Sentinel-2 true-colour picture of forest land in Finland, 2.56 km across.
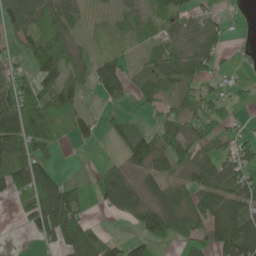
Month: June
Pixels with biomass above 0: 68%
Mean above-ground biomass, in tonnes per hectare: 59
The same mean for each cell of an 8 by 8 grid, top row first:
84 84 29 17 36 65 38 12
35 132 34 15 18 55 72 6
97 69 45 99 32 57 44 21
153 89 47 15 18 39 63 18
87 64 26 18 99 78 54 62
100 76 4 75 64 56 83 85
20 135 65 60 76 86 94 84
5 49 99 29 57 47 64 146
